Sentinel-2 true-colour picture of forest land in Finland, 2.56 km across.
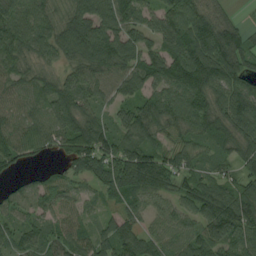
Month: August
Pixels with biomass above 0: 91%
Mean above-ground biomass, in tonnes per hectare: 85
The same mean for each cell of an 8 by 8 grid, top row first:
89 85 113 127 63 103 86 18
85 76 131 134 85 95 128 99
74 64 91 86 87 123 133 98
80 84 98 46 82 94 110 112
92 68 104 98 89 52 54 89
25 47 66 89 135 85 61 56
70 62 56 38 62 59 94 112
73 81 82 87 81 75 117 89
